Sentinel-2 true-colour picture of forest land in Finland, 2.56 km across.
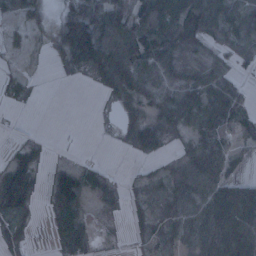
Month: January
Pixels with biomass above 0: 68%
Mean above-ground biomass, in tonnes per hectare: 48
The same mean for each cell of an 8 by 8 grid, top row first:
25 31 170 100 93 96 93 47
10 31 162 79 91 52 26 42
21 1 6 56 104 64 57 21
3 0 0 4 37 119 81 57
16 6 1 1 67 17 67 35
73 26 64 13 18 38 74 35
61 23 47 13 22 38 80 118
28 13 43 4 24 36 85 83
